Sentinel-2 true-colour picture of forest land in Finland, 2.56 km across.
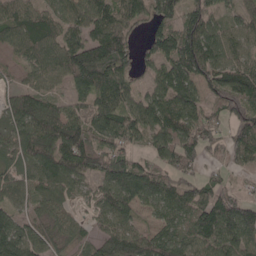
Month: May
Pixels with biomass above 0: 84%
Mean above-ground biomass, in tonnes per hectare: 88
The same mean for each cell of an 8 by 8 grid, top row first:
90 77 84 112 65 82 101 53
60 100 121 158 39 145 130 64
25 63 120 127 31 120 87 112
112 86 70 116 112 129 56 72
92 126 139 93 47 107 73 95
60 111 97 123 103 76 36 16
59 55 27 94 51 94 117 112
120 59 40 110 86 84 100 106
